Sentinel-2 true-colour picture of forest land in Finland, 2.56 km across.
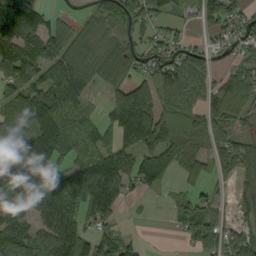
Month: September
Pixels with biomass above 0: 77%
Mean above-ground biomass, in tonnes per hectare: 90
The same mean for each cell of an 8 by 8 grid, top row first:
139 54 27 82 106 32 85 60
126 113 102 94 66 63 49 51
71 93 114 113 83 111 79 97
77 139 67 95 177 141 93 77
68 127 100 92 128 127 71 70
109 147 177 169 80 50 43 61
81 145 144 93 5 32 59 39
125 121 115 83 16 14 106 60
